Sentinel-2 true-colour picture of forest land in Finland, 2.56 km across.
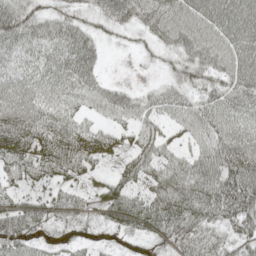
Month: May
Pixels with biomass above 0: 86%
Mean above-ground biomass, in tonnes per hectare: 53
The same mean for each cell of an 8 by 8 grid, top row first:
75 47 42 64 59 71 76 83
65 63 71 11 24 58 68 70
62 58 66 12 6 41 49 67
85 56 39 48 41 47 57 64
87 61 63 40 53 29 52 66
31 32 28 31 51 73 76 101
51 43 36 84 74 76 68 94
67 21 22 11 28 40 42 50
